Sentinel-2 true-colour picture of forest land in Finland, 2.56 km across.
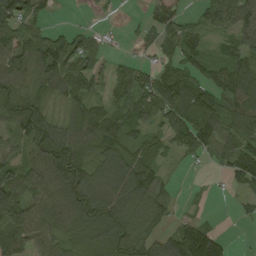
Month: August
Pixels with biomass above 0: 76%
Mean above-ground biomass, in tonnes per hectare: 71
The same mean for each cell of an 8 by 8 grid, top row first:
92 31 1 7 21 58 62 104
94 100 72 11 23 70 42 79
67 55 81 64 77 111 64 89
80 61 56 60 60 100 106 83
46 135 86 70 65 64 82 85
83 99 106 95 99 9 4 91
130 112 112 109 98 23 4 18
79 78 55 83 95 114 129 1
